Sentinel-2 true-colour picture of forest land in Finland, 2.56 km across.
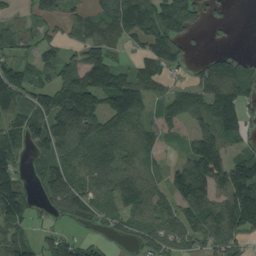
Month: August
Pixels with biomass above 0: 76%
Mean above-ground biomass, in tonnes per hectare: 89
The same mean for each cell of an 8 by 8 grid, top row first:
42 71 51 92 135 114 40 0
69 62 67 53 67 80 13 6
123 81 126 124 87 23 96 128
100 149 218 119 71 52 110 118
97 126 99 87 61 18 144 49
91 129 94 94 60 83 150 170
132 44 89 68 85 87 142 205
79 63 58 23 61 85 126 96
